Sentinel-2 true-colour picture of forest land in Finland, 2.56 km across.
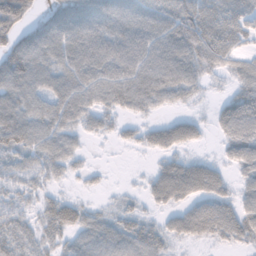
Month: November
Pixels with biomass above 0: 82%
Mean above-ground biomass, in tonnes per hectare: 51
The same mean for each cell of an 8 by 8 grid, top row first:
75 50 83 82 78 83 67 62
76 92 72 70 70 76 69 34
83 57 66 65 85 85 25 40
70 61 62 41 35 22 10 78
64 56 22 10 31 54 10 68
38 31 14 2 11 86 71 29
38 36 38 15 20 39 55 52
55 33 52 66 64 27 28 37
